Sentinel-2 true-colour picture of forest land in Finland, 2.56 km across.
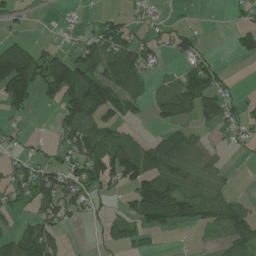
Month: July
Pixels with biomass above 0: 53%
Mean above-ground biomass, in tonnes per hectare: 54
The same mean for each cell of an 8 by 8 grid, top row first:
29 2 6 22 21 9 0 17
101 28 62 92 63 40 10 46
180 117 125 115 41 50 83 4
37 8 117 90 20 99 58 31
18 16 92 87 53 66 28 13
57 74 72 89 120 66 37 2
32 58 48 16 128 108 77 48
82 75 0 41 26 1 6 89
